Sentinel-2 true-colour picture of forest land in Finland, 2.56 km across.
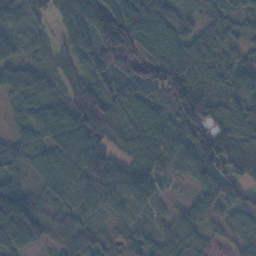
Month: November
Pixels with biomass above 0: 92%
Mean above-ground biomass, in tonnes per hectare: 70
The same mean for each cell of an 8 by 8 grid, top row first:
37 26 137 113 85 52 44 53
43 21 78 150 69 76 58 42
84 63 54 89 121 106 59 85
32 73 109 90 82 83 51 61
63 63 100 58 98 96 89 64
42 69 77 84 72 32 97 64
170 52 61 44 40 29 60 57
85 48 93 34 55 63 33 38
